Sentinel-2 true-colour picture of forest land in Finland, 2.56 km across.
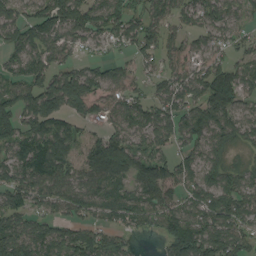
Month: August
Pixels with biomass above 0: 84%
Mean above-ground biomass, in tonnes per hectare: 86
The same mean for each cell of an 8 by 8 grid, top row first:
78 120 111 111 84 76 87 64
95 85 44 37 82 62 58 55
76 87 119 105 46 86 118 74
109 147 79 87 102 101 115 72
89 124 78 114 74 70 82 47
86 110 72 91 106 93 72 69
87 62 73 67 84 88 106 103
121 95 107 79 7 109 107 86
